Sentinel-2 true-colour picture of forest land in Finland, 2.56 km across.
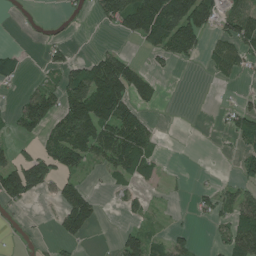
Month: July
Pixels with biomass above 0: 42%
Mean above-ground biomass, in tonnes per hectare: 45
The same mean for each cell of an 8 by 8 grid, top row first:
1 12 19 70 135 140 85 71
13 25 4 26 33 94 32 59
38 20 81 148 67 5 4 13
40 93 121 125 35 7 4 47
23 53 105 112 66 1 4 27
108 60 32 28 32 2 3 36
20 3 111 4 18 2 29 65
8 9 27 8 66 37 4 87
